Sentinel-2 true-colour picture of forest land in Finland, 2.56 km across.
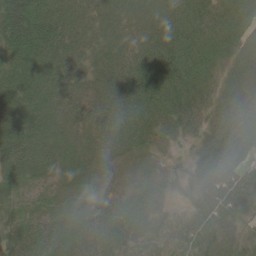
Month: June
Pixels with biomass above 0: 93%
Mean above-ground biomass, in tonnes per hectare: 42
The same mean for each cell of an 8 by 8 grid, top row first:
108 64 34 36 29 37 39 32
74 62 38 37 39 54 42 25
58 50 33 54 60 62 28 31
55 49 38 53 51 43 26 38
76 53 41 43 25 14 39 59
48 35 41 23 8 10 53 56
16 11 15 37 45 16 49 36
46 64 58 48 41 38 52 37
